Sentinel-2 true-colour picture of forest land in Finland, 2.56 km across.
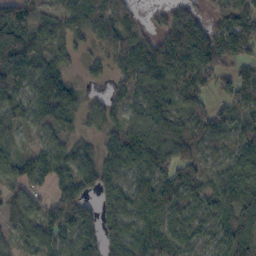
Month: October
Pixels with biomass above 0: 88%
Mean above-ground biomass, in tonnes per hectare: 93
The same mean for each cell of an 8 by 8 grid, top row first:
128 67 91 114 34 109 72 115
172 90 42 83 123 213 178 134
104 118 31 49 98 100 102 103
80 108 68 69 77 66 58 65
66 60 40 74 193 87 57 77
79 74 117 93 102 81 59 120
87 93 106 126 102 72 90 120
40 92 116 99 110 84 63 140
